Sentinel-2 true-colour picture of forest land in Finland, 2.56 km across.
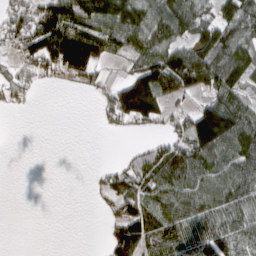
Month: March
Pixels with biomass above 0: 61%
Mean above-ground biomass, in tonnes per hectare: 67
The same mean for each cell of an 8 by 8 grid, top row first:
72 116 130 120 94 120 58 112
47 130 184 56 79 90 53 101
44 25 52 16 135 148 119 80
8 0 0 81 131 31 117 106
0 0 0 0 20 61 168 111
0 0 0 47 88 102 100 102
0 0 0 38 90 83 92 84
0 0 0 74 115 80 92 62
